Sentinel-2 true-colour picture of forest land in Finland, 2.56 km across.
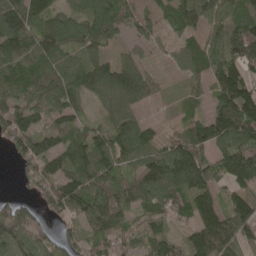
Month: May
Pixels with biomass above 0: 85%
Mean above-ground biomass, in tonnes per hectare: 89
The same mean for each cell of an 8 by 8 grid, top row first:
137 104 75 96 44 81 100 80
106 121 77 34 40 47 77 128
84 95 97 138 102 18 67 136
119 84 53 86 39 17 64 195
81 90 79 103 102 76 106 124
17 104 109 94 113 133 97 139
61 58 99 120 82 87 115 96
90 60 59 89 66 57 151 90
